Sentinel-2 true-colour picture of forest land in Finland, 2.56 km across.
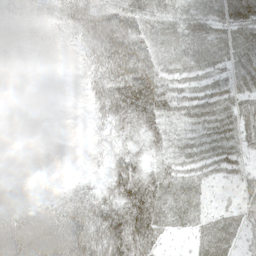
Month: May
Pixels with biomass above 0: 86%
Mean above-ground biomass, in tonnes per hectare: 46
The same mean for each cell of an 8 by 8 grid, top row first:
30 35 84 79 53 41 50 53
14 12 32 90 63 41 48 51
2 2 15 76 92 45 42 40
0 0 2 66 83 49 55 54
0 0 2 27 41 38 52 48
0 0 11 51 53 50 32 30
23 37 69 76 114 57 33 37
98 105 115 117 92 16 54 35
